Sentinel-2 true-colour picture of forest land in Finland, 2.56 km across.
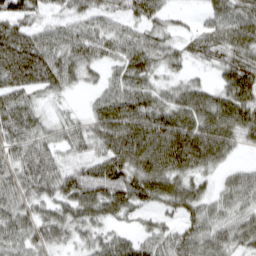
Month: March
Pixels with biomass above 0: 88%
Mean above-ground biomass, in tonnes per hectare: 65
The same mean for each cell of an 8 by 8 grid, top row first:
77 35 52 52 61 20 35 75
111 78 75 54 72 41 71 76
82 82 43 44 61 36 24 96
85 28 19 101 102 81 94 91
65 56 50 88 108 118 108 45
64 74 69 88 92 81 37 45
66 50 81 73 49 59 57 55
62 57 34 24 41 64 69 58
